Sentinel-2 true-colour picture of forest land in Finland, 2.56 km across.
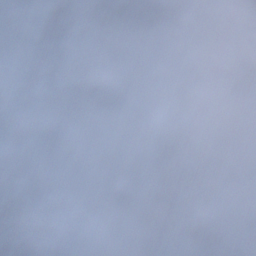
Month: December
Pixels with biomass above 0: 57%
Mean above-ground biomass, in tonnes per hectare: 57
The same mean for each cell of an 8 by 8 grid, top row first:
61 203 93 121 18 22 1 2
12 111 55 18 20 31 43 3
56 60 79 119 73 67 24 11
130 105 17 32 39 87 25 27
178 78 17 35 88 103 24 21
172 20 16 33 47 30 44 33
144 34 45 11 16 25 62 24
143 150 103 32 25 41 58 18
